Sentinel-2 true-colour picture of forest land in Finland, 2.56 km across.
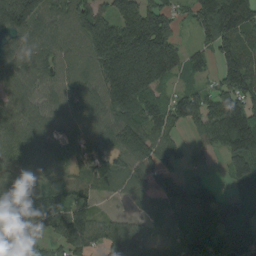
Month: August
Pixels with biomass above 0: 88%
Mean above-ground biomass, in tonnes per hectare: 123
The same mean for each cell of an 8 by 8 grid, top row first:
199 82 121 170 210 68 171 202
108 92 76 292 274 134 88 148
91 86 86 216 217 68 60 174
98 87 97 128 116 116 169 256
103 117 89 106 132 58 97 235
69 96 72 107 109 89 36 112
143 138 103 9 30 111 138 87
117 88 149 179 130 67 127 127
